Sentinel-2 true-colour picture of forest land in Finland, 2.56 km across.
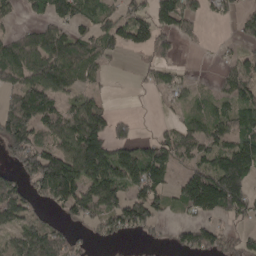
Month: April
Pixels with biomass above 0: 63%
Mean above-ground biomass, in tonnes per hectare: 81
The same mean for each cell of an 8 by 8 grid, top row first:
29 78 99 58 73 131 42 43
119 144 100 66 65 41 7 28
99 145 67 7 21 45 6 96
116 108 107 39 1 21 64 95
121 79 172 122 53 99 87 120
48 179 139 137 133 52 143 161
90 44 123 112 125 44 132 99
78 96 20 34 18 33 78 45
